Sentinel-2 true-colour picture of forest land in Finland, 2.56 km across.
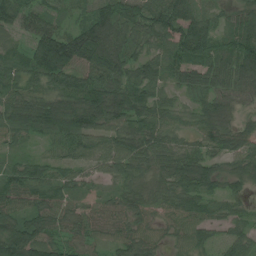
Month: July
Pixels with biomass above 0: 95%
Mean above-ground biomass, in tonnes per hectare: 74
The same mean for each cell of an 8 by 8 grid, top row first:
87 60 47 108 105 107 57 67
45 155 136 119 58 92 99 116
71 85 84 75 78 48 71 87
88 106 114 105 85 54 82 41
38 37 82 83 85 55 66 73
72 61 45 58 54 89 81 57
60 72 48 48 56 62 54 37
119 79 53 48 55 36 68 69
